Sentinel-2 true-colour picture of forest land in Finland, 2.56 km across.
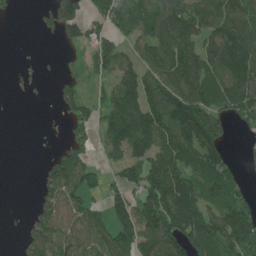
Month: June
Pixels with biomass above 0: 64%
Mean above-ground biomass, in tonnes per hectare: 95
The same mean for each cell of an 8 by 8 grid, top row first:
9 50 107 139 116 133 112 119
1 0 39 99 77 153 102 149
7 8 60 65 108 143 127 152
0 3 95 120 162 166 172 110
0 7 84 106 116 154 165 7
0 79 151 40 141 141 134 46
0 82 101 93 163 182 112 121
11 123 96 114 140 146 178 171
